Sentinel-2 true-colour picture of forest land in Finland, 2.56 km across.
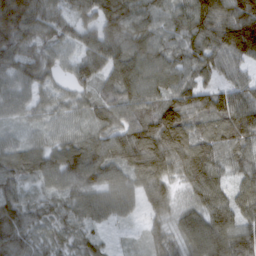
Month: March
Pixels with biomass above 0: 95%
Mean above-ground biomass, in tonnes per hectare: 83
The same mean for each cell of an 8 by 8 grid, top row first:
166 90 59 116 76 85 138 159
97 61 62 103 90 74 96 137
71 46 74 86 91 79 42 46
50 46 47 71 81 108 90 114
50 57 93 110 152 137 79 90
71 80 127 90 103 67 97 54
82 41 74 76 42 49 97 77
93 56 47 13 27 59 133 112
